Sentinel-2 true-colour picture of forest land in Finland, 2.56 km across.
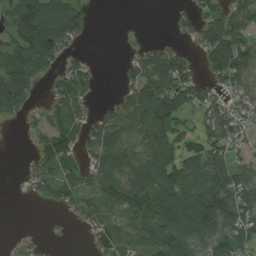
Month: August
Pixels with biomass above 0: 66%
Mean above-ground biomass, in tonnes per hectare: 61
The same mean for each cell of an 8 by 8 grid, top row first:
99 121 73 0 0 10 62 74
89 128 15 0 25 24 83 81
125 27 68 0 96 115 27 68
37 40 48 39 110 96 56 39
0 73 56 101 86 74 65 36
3 59 40 85 100 96 113 58
0 14 53 59 101 118 138 103
12 1 1 74 70 89 73 82
